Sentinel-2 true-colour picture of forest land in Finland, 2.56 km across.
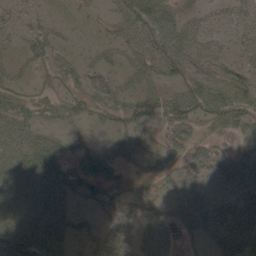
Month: May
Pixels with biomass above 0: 73%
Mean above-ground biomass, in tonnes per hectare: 41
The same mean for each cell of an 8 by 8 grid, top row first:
20 16 14 31 84 42 27 34
17 44 15 31 62 76 48 22
29 23 36 36 48 45 60 48
50 31 36 44 51 65 56 63
54 43 21 24 36 51 39 26
53 54 42 34 29 34 42 54
52 60 18 33 27 36 51 51
55 66 21 41 42 24 29 60
